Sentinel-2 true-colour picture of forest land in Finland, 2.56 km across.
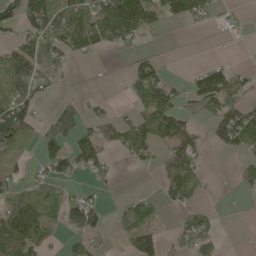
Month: May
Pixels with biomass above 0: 52%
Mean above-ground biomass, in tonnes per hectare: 51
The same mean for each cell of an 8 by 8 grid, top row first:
68 96 100 159 127 50 33 10
57 63 58 44 14 0 0 0
88 35 2 4 103 17 86 40
99 16 42 17 71 79 49 90
69 57 87 49 78 79 41 93
40 41 21 18 4 86 17 31
85 68 76 12 61 42 21 1
95 40 36 10 105 40 59 0
